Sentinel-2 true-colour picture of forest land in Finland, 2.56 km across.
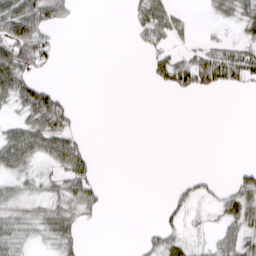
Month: March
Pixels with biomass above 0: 41%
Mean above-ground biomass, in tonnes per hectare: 22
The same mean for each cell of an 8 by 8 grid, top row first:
79 56 3 0 54 29 8 36
65 46 0 0 18 24 29 31
63 15 0 0 6 59 49 38
17 82 4 0 0 0 0 0
58 49 24 0 0 0 0 0
25 20 59 0 0 2 12 22
25 27 35 2 0 24 10 41
29 19 19 0 14 27 12 47
